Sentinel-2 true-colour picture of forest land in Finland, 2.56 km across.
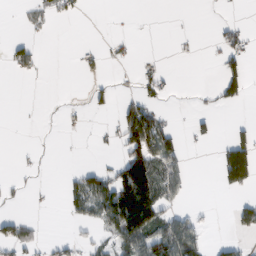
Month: February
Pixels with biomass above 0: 24%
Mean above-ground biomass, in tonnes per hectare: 29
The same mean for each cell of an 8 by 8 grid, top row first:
4 23 9 0 0 0 0 2
31 0 9 12 0 3 5 34
5 1 4 11 24 5 0 59
0 1 4 11 88 5 13 1
1 1 0 9 120 42 10 72
4 1 39 55 167 58 0 90
4 3 40 137 193 30 3 35
56 10 23 43 102 109 21 16
